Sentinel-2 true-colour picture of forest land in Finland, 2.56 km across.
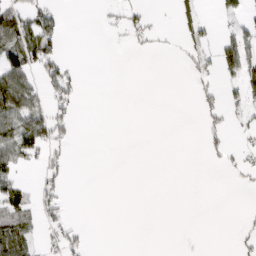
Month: March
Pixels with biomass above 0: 25%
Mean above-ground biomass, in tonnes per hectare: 21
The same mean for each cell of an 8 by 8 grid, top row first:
50 44 0 7 21 27 7 28
83 76 0 1 11 4 26 69
80 41 13 0 0 0 17 53
92 49 7 0 0 0 27 24
85 63 1 0 0 0 14 12
32 25 0 0 0 0 0 12
56 27 0 0 0 0 0 2
88 18 19 0 0 0 0 12
